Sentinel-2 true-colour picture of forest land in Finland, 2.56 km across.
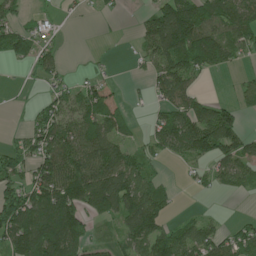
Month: June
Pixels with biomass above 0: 64%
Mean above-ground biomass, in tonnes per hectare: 64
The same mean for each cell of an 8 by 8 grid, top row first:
33 15 8 9 29 150 87 92
67 28 1 2 47 142 135 62
1 31 23 35 20 116 14 23
4 66 81 92 7 83 79 57
31 95 108 90 29 76 122 79
61 108 130 134 64 4 36 61
114 124 98 89 124 17 4 1
118 146 78 22 93 84 79 65
